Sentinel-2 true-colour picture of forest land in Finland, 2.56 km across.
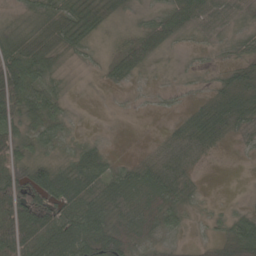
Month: May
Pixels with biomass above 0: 79%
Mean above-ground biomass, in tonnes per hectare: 38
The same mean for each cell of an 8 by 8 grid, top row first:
16 40 75 48 14 48 52 30
65 52 31 13 53 12 10 18
106 36 7 17 8 7 9 44
61 55 3 2 2 9 60 59
45 26 20 4 1 25 37 5
52 60 75 46 40 38 2 0
115 58 64 41 44 39 7 11
102 74 77 95 29 13 20 80
